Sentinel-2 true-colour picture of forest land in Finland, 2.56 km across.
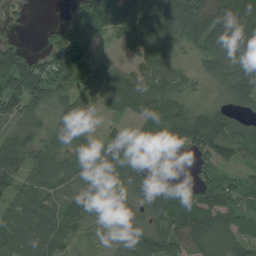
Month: July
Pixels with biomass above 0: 86%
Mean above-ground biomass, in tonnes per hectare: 84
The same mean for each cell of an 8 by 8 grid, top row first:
16 3 71 84 132 137 139 113
74 68 154 25 111 74 95 124
129 126 95 138 99 67 61 147
53 64 67 54 90 99 86 57
93 73 72 112 119 80 132 99
77 61 69 127 86 35 52 46
62 50 67 51 93 144 103 74
76 74 29 25 77 90 116 88
